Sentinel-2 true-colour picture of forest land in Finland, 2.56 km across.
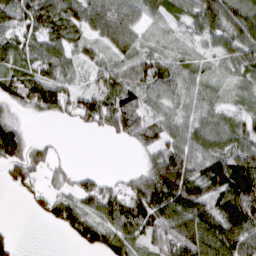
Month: March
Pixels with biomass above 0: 80%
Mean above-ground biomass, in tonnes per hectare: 75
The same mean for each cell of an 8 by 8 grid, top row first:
95 108 93 111 60 44 126 100
66 77 50 69 51 27 33 86
85 88 36 83 80 71 39 32
43 57 102 146 65 56 56 39
116 31 0 10 62 76 79 80
56 46 38 18 88 183 126 135
1 39 72 97 163 143 125 156
24 0 49 72 68 123 128 111
